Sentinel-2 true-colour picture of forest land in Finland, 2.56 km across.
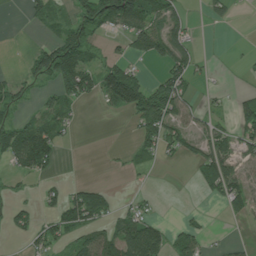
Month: July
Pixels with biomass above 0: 47%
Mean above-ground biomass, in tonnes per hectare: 44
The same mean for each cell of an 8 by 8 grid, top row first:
0 42 66 123 120 47 21 6
0 70 91 11 79 79 4 2
26 50 111 127 55 76 9 5
28 34 6 18 117 72 18 67
96 100 1 0 52 45 70 66
26 22 0 2 7 0 72 54
30 26 124 28 22 2 4 51
9 49 37 58 119 41 16 8
